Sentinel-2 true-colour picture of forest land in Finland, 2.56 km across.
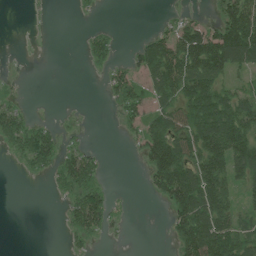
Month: July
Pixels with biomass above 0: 49%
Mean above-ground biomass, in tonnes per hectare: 50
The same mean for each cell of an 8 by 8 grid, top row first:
0 2 5 0 0 16 13 145
0 0 6 28 47 118 159 153
5 0 0 32 45 132 109 29
46 0 3 7 46 77 130 116
48 65 17 0 60 96 139 133
3 24 90 2 19 143 139 82
0 0 76 36 0 77 125 50
0 0 27 5 0 52 147 105
